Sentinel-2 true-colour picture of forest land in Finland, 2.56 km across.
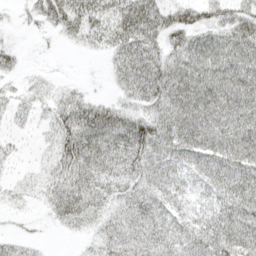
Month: April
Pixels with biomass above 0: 80%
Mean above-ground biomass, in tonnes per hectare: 36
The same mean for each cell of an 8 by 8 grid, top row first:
7 40 51 39 65 41 35 49
16 2 13 36 52 38 49 56
12 13 6 16 66 56 53 52
19 22 49 44 37 56 58 52
10 15 52 48 60 51 52 52
11 25 45 38 37 31 45 50
12 19 42 29 38 30 30 51
19 4 9 35 38 38 50 49
